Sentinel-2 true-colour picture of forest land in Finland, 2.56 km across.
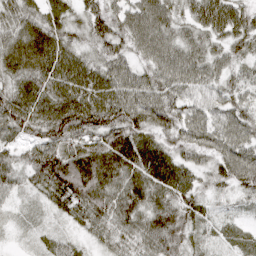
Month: April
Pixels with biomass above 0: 97%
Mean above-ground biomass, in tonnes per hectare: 67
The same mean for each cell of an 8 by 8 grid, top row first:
64 58 50 68 90 50 91 72
71 90 50 63 69 73 59 52
61 80 83 79 69 75 57 50
96 91 108 95 95 73 56 66
50 94 81 74 77 61 66 74
57 101 113 88 83 79 48 83
21 37 84 86 84 77 33 22
10 27 26 51 75 64 37 38
